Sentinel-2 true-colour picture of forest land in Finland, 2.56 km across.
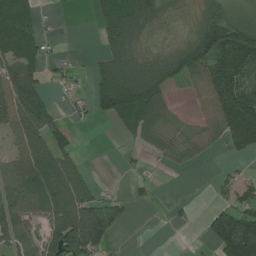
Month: July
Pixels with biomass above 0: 61%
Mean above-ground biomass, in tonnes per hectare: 66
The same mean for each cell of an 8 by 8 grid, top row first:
127 7 1 80 101 39 86 62
115 25 1 58 39 59 141 155
104 29 14 114 111 48 84 123
113 91 20 85 125 18 53 158
47 116 14 0 38 50 38 60
62 102 69 0 15 4 5 30
73 76 127 60 5 13 26 94
68 107 190 51 0 0 51 254
